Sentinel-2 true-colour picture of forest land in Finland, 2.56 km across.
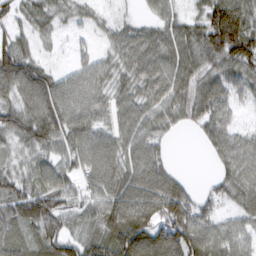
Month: March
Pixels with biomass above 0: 88%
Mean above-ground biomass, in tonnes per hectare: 73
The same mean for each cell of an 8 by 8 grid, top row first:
47 54 36 25 24 46 86 101
84 17 17 44 88 94 98 119
129 86 69 60 77 100 73 59
81 130 95 58 70 59 94 32
47 76 88 76 83 8 50 59
55 71 64 94 99 49 12 80
65 97 66 101 110 125 55 51
62 79 62 98 128 137 98 59
